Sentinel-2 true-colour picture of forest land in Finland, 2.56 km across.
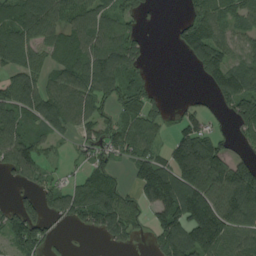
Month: August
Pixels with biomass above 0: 69%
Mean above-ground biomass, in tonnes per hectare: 76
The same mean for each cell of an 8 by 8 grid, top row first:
75 88 85 74 30 9 80 58
98 61 99 100 36 23 121 59
64 54 86 99 48 0 43 95
91 99 86 58 86 18 31 99
117 39 37 74 83 82 93 24
55 45 38 47 123 152 157 135
56 59 94 116 56 161 154 142
82 51 1 42 12 137 150 86
